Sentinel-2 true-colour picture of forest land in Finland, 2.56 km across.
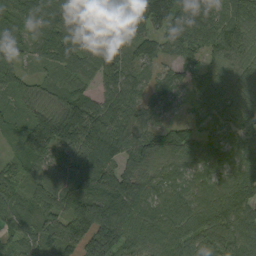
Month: September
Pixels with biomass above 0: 95%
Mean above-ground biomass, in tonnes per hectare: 92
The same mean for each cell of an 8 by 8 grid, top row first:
93 94 67 78 98 97 75 97
50 78 111 117 57 62 67 90
83 33 59 102 59 58 109 102
48 77 143 90 75 34 88 113
43 125 177 123 92 103 91 100
68 52 121 103 90 90 101 105
90 88 139 116 122 108 120 104
62 102 104 124 101 105 116 114
